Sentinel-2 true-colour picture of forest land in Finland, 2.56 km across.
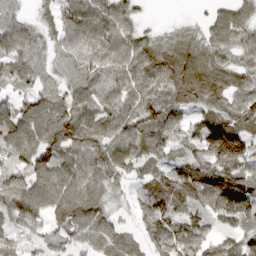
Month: March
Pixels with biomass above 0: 90%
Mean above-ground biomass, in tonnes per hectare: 80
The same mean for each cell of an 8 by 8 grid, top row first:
46 35 93 86 16 4 27 67
84 45 89 92 74 85 68 66
47 47 76 70 89 123 106 62
77 97 91 72 79 71 90 78
107 127 106 103 84 61 168 164
83 98 88 66 45 102 107 126
84 83 103 32 89 95 80 112
42 45 58 68 51 124 84 87
